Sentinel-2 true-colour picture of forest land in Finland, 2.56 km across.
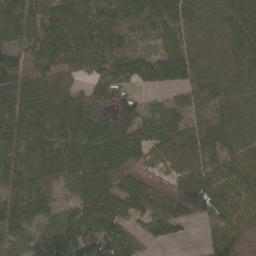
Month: April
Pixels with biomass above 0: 90%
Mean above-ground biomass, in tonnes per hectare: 101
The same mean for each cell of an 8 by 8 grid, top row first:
112 113 105 116 129 120 87 109
91 139 125 146 66 107 93 102
150 142 79 101 81 87 110 106
115 159 191 147 54 63 113 109
75 143 124 135 83 112 126 103
75 104 107 114 43 50 111 89
115 89 76 104 83 90 106 96
42 142 107 111 50 26 41 47
